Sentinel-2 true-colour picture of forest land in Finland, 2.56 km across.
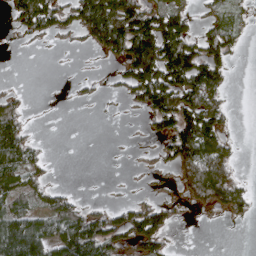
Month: April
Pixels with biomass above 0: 48%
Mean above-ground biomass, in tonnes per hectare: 60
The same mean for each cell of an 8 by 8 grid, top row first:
53 110 99 139 114 83 28 22
5 10 13 86 158 156 92 24
3 0 11 16 168 152 129 0
63 1 0 3 48 147 110 1
142 7 0 1 7 121 125 10
86 25 0 1 11 43 150 24
61 63 44 41 72 26 39 47
160 120 171 80 84 6 0 0
